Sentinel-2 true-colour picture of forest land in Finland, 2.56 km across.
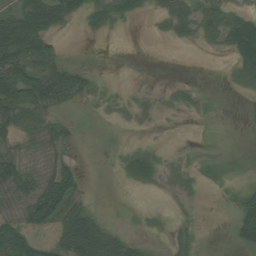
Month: August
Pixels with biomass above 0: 57%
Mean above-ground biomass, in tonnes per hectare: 25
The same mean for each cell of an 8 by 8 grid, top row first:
46 57 24 37 11 36 43 33
82 35 0 0 0 4 11 63
81 54 36 1 1 3 0 27
55 32 7 5 7 6 4 1
21 28 9 6 5 1 2 1
44 38 28 3 43 8 9 5
12 82 44 3 5 4 1 42
76 19 96 67 18 19 1 33
